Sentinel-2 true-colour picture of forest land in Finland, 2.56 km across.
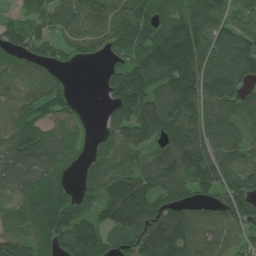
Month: July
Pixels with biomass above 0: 87%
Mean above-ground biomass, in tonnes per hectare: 108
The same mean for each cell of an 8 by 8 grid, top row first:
41 71 90 103 124 95 126 59
89 74 69 84 131 213 115 137
76 78 0 77 140 176 147 119
103 77 30 87 161 148 115 78
130 126 48 88 100 155 124 99
90 89 42 114 132 143 161 105
71 131 81 176 203 119 59 135
109 97 174 78 174 157 88 64
